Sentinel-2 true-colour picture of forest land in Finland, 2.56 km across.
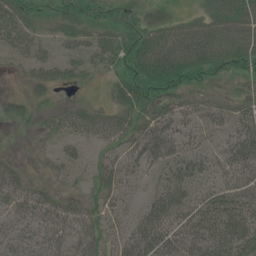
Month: July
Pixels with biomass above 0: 78%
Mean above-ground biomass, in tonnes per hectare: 38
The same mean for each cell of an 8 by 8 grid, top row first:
46 22 35 19 16 18 43 58
30 18 29 41 49 70 72 69
6 38 16 19 55 56 36 26
24 14 37 29 41 45 38 37
1 11 27 30 56 43 22 52
30 11 11 42 22 41 25 57
39 49 32 31 34 67 55 69
41 50 49 31 65 66 74 71
